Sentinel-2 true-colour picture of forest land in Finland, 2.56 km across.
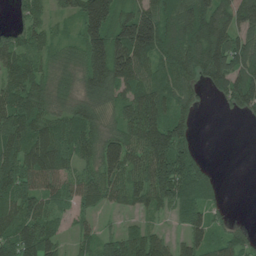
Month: June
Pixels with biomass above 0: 82%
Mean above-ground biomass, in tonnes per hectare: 97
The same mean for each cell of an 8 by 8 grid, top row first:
36 56 116 134 145 117 163 120
98 67 95 195 182 136 189 129
101 70 70 130 106 121 91 128
166 85 92 65 161 93 8 55
137 139 97 104 140 132 1 0
128 111 75 102 116 186 75 0
121 78 61 47 76 82 64 0
113 95 41 69 99 36 75 62
